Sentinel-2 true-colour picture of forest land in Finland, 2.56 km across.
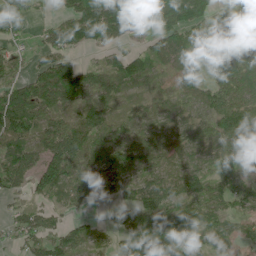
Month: June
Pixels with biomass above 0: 79%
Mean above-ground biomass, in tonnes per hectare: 62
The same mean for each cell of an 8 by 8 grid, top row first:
83 15 113 154 104 128 64 50
26 55 55 38 31 74 64 77
47 86 92 60 50 32 52 96
119 56 43 35 24 30 51 96
78 61 93 68 57 40 51 59
64 103 79 84 52 44 44 35
23 31 30 29 87 94 65 35
24 61 51 26 112 101 58 41
